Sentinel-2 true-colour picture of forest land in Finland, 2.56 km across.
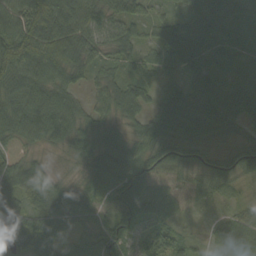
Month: September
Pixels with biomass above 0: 95%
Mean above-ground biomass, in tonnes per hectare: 70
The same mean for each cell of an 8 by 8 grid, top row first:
84 134 90 72 36 45 101 62
132 98 96 55 43 85 82 53
94 80 37 49 47 47 96 64
91 101 56 59 49 114 111 62
40 46 75 73 62 80 48 37
102 59 31 95 92 33 52 42
112 77 72 77 83 39 18 23
90 96 68 120 112 58 18 53
